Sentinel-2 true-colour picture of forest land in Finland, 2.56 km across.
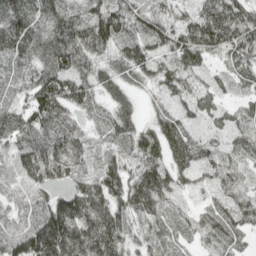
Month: April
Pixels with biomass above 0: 95%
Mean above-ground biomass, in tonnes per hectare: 56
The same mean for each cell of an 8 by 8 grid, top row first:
65 51 50 74 54 42 80 78
74 59 80 44 58 64 70 72
29 71 60 47 32 56 29 39
44 89 37 51 21 38 34 35
54 59 40 37 67 70 32 42
58 55 42 69 68 49 28 35
61 76 71 71 59 25 29 54
115 160 86 83 40 28 38 26
